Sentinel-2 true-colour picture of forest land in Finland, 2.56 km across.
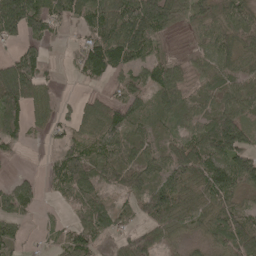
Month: May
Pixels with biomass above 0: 77%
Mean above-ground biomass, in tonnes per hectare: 60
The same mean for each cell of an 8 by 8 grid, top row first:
139 80 51 108 142 55 71 90
36 20 52 112 77 3 62 73
135 25 23 34 48 57 34 41
86 35 45 75 36 51 43 60
40 19 64 73 44 50 79 82
21 36 76 46 52 87 96 98
64 5 61 52 68 87 69 56
49 17 65 34 84 35 41 86
